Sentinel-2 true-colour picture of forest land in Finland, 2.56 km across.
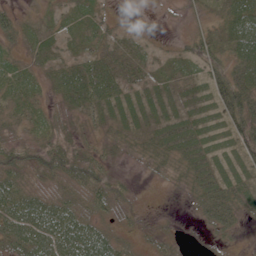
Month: June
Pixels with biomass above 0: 76%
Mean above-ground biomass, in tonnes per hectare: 25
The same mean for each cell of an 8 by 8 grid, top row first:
22 13 19 8 1 4 17 52
17 15 17 27 13 10 32 49
22 16 41 34 18 19 29 57
20 11 27 19 16 15 17 65
23 23 14 12 14 34 20 31
29 25 38 18 3 12 35 17
52 42 25 26 10 3 40 31
48 63 69 36 13 11 10 7
